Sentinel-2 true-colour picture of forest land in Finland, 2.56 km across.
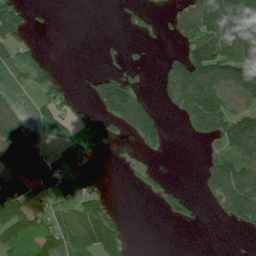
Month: July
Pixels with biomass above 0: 44%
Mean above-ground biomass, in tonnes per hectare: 51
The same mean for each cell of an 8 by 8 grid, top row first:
85 4 0 2 26 49 146 141
58 4 0 13 11 19 131 135
16 44 2 84 14 84 122 114
31 55 23 77 94 28 139 88
73 8 25 11 42 0 40 116
101 61 30 0 13 0 67 93
89 33 65 34 0 48 8 106
72 92 111 91 0 0 0 1
